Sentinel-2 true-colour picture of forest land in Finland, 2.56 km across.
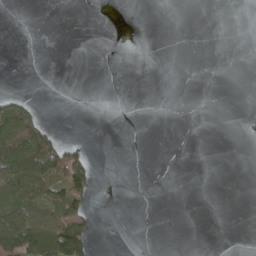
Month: April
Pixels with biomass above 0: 16%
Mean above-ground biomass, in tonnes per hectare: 16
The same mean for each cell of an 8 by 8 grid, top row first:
0 0 0 0 0 0 0 0
0 0 0 5 1 0 0 0
0 0 0 0 0 0 0 0
58 1 0 0 0 0 0 0
98 57 17 0 0 0 0 0
66 86 86 0 0 0 0 0
69 73 60 0 0 0 0 0
109 114 91 0 0 0 0 0
